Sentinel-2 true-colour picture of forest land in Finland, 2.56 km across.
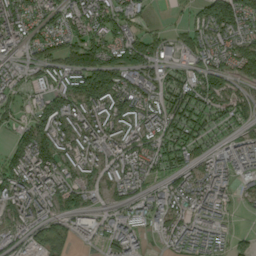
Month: September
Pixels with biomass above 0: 81%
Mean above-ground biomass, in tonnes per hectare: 85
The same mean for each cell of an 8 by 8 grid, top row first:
130 96 103 113 41 14 133 132
70 90 116 122 136 66 86 108
49 56 142 164 89 64 106 74
49 117 101 111 97 119 95 74
89 142 84 72 91 111 50 78
114 110 77 61 66 75 82 57
77 67 107 41 70 79 80 17
53 86 39 72 35 71 68 37
